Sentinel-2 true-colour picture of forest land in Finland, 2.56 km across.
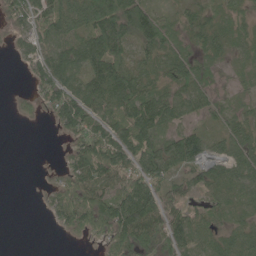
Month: June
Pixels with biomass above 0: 76%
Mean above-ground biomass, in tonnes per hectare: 59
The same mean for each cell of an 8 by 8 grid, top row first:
53 94 82 116 99 29 39 42
26 66 87 117 62 46 51 33
1 94 72 123 67 58 34 21
15 32 107 86 121 70 46 29
0 0 68 119 101 75 59 52
0 8 79 77 91 45 61 65
0 28 88 102 114 60 46 39
0 0 16 69 80 77 49 58
